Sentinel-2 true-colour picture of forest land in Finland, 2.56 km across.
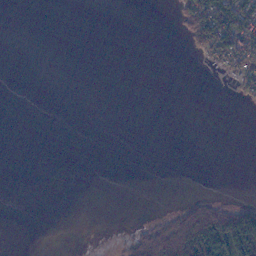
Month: November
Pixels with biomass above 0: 14%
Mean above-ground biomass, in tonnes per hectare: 13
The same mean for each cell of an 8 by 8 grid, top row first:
0 0 0 0 0 13 87 72
0 0 0 0 0 0 48 73
0 0 0 0 0 0 1 30
0 0 0 0 0 0 0 0
0 0 0 0 0 0 0 0
0 0 0 0 0 0 0 0
0 0 0 0 0 13 51 45
0 0 0 1 45 110 129 135
